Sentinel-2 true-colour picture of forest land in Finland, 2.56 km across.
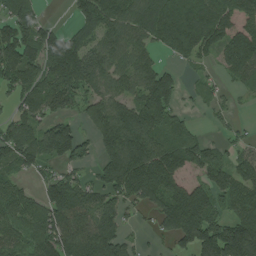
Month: July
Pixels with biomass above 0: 76%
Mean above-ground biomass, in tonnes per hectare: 119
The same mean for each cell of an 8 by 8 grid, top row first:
160 16 96 157 152 189 174 129
164 146 125 103 83 123 98 164
135 157 161 122 122 73 25 75
70 101 71 145 164 84 24 11
148 141 99 155 168 134 67 40
74 61 59 147 194 121 108 114
115 134 142 96 66 179 141 119
88 148 190 179 14 99 192 253
